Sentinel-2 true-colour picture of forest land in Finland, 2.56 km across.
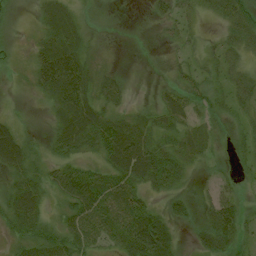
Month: July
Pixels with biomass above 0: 84%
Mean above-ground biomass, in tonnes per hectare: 38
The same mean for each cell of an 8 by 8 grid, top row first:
7 35 19 4 8 31 18 53
7 51 41 4 2 14 20 40
6 76 73 30 2 26 30 36
9 19 78 36 22 52 28 24
68 24 57 84 64 39 30 16
40 35 64 61 70 41 8 12
62 27 78 73 51 29 38 43
30 49 60 49 101 25 44 40
